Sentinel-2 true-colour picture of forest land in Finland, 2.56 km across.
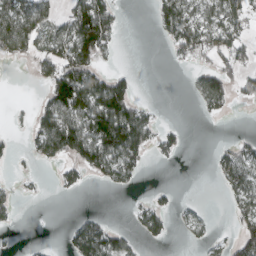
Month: March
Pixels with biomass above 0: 41%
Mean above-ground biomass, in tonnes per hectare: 46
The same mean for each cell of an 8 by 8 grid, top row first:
89 57 113 68 0 100 60 66
71 58 123 31 0 55 72 59
0 66 123 73 0 0 67 52
7 72 113 136 43 0 24 1
10 84 102 112 65 32 3 35
8 2 39 59 14 0 6 92
25 0 4 0 39 23 5 60
3 5 84 81 25 4 25 70
